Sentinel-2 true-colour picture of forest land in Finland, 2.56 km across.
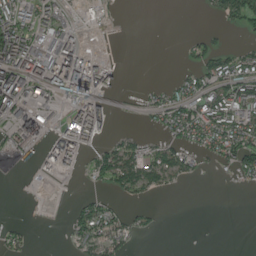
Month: July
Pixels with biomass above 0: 43%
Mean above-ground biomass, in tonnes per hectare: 44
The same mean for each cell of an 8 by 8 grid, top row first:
99 48 11 5 0 0 9 77
154 76 61 1 0 1 37 26
136 111 188 39 2 26 61 104
106 29 112 35 19 85 112 90
58 61 93 31 29 53 65 100
2 13 15 61 70 36 3 33
0 2 35 31 13 0 0 0
23 0 47 52 3 0 0 0
